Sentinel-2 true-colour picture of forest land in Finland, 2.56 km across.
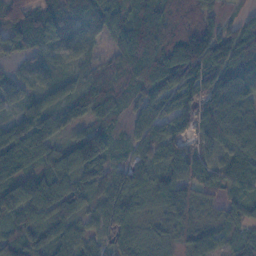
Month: November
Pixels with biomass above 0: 92%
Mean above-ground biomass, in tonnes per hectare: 75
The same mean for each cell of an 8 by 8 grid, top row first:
95 64 64 76 87 62 51 31
67 53 49 39 114 116 158 75
40 36 42 46 85 114 117 91
56 84 82 77 63 117 82 70
126 107 122 49 68 77 45 80
107 95 75 70 80 83 56 97
120 87 67 102 53 99 27 60
46 60 55 57 54 37 59 53
